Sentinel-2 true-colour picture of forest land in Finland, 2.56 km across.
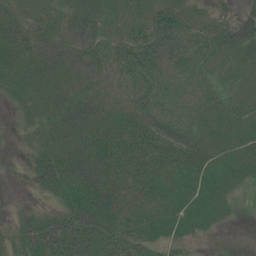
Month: July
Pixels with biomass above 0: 89%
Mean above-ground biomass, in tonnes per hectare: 41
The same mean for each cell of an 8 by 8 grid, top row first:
42 41 48 41 40 57 32 40
57 40 43 45 63 65 42 60
46 41 38 29 47 28 25 31
17 42 50 35 55 34 34 34
7 40 46 53 60 69 50 38
5 65 66 46 42 42 41 36
8 17 67 46 35 40 44 13
37 75 83 62 44 27 7 0
